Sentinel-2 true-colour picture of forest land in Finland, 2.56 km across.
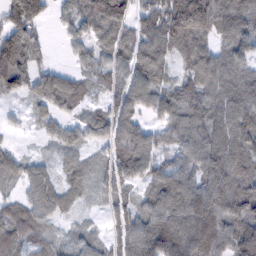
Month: February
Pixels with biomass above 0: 88%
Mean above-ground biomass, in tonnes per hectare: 91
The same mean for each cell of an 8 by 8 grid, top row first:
126 40 95 158 67 179 204 117
131 33 45 80 90 90 77 92
123 85 55 65 89 58 112 114
12 50 36 77 63 91 105 124
14 27 57 78 95 68 125 114
53 59 52 79 65 100 120 128
76 82 27 63 71 136 169 133
99 60 48 77 143 193 189 125
